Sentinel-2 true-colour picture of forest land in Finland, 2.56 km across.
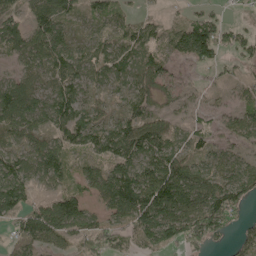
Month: May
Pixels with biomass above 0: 76%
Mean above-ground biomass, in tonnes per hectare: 61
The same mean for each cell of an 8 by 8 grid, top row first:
46 95 35 42 23 9 39 8
71 100 38 58 62 23 28 49
52 63 80 45 57 24 12 32
111 82 72 37 65 29 33 65
59 61 56 85 108 50 47 56
92 68 48 81 101 116 68 76
72 73 62 79 144 108 107 47
44 80 52 61 62 73 66 32
